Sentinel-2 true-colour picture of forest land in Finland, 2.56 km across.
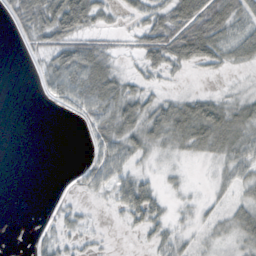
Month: October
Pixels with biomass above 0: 58%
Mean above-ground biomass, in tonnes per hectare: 23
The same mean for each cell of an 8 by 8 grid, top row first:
28 55 62 13 25 48 65 38
2 32 45 15 33 53 49 36
0 25 59 42 17 6 6 3
0 1 23 41 35 38 42 29
0 0 1 39 30 29 37 35
0 0 13 31 19 9 5 26
0 2 12 12 45 11 12 21
1 16 17 2 10 23 14 23
